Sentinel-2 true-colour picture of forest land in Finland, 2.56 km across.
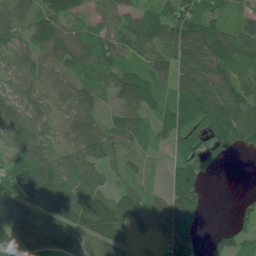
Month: July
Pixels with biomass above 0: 85%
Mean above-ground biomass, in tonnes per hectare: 74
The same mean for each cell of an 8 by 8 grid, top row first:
60 78 41 66 53 84 75 45
58 81 85 81 67 100 105 86
44 45 44 63 76 58 99 79
63 35 57 40 71 65 101 95
74 44 77 84 33 45 55 59
129 116 107 35 25 64 28 0
115 134 144 129 98 109 20 27
109 125 123 158 35 126 29 59
